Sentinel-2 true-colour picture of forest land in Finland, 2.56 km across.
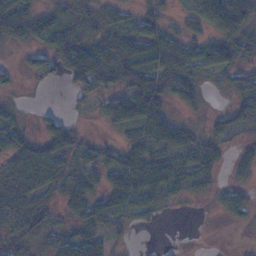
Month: November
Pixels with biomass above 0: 67%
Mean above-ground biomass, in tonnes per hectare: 38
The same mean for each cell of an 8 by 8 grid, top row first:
77 35 35 42 34 12 83 90
13 42 70 71 74 62 41 42
11 16 63 44 80 68 17 34
14 14 7 47 75 17 12 40
46 43 34 13 51 51 32 14
45 55 38 41 67 65 37 16
41 27 37 43 43 9 4 33
49 33 54 19 0 1 0 0
